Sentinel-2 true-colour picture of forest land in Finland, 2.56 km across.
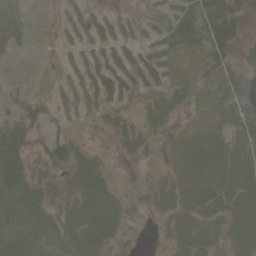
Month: June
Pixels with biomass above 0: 66%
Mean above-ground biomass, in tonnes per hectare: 32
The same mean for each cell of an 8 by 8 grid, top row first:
31 3 16 16 15 34 58 24
16 4 15 28 23 31 46 17
4 9 14 41 27 16 24 35
23 19 8 21 22 20 19 40
52 30 19 15 28 16 28 46
65 25 54 17 20 33 24 58
70 54 62 44 13 45 58 58
67 70 62 38 4 40 49 57
